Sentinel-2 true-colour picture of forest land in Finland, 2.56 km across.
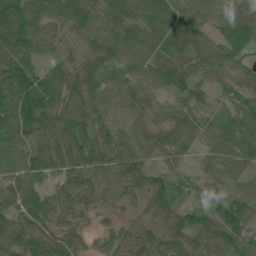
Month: June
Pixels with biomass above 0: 96%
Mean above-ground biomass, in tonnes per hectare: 73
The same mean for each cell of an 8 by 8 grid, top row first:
116 84 88 75 84 88 62 75
119 52 57 76 74 74 58 67
124 110 86 59 60 76 48 43
116 100 86 45 46 53 43 81
80 80 94 82 61 65 63 109
84 64 78 69 70 51 54 68
78 86 58 39 41 58 60 92
91 80 46 48 51 66 80 82
